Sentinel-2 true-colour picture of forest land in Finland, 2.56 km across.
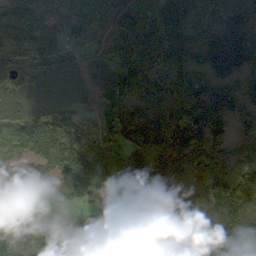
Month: October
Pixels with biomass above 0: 91%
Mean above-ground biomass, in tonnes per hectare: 112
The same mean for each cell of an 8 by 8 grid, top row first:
123 114 128 96 158 150 136 124
129 121 99 93 125 107 138 113
126 125 113 133 122 128 99 65
138 147 112 106 48 148 184 74
73 140 120 123 96 169 192 37
49 53 192 163 148 107 130 89
72 33 36 121 86 104 133 184
57 87 35 73 62 76 120 161
